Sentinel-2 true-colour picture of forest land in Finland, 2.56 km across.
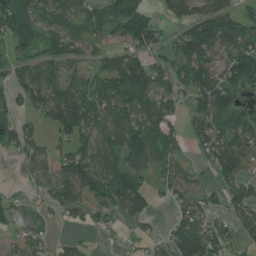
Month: July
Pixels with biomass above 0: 70%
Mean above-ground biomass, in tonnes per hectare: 76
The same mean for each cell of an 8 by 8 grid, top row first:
114 65 67 94 94 67 111 71
59 60 54 54 93 70 144 116
68 115 58 111 137 66 120 128
57 97 135 100 80 39 122 73
67 40 76 94 124 66 89 88
9 52 125 120 84 60 25 91
52 34 51 62 76 48 51 55
43 33 13 3 38 80 125 45
